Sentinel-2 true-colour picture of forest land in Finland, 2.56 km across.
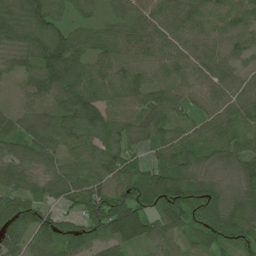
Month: June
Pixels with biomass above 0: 94%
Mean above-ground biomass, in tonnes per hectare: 78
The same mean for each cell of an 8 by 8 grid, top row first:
94 106 46 48 76 78 75 70
74 137 87 83 71 63 67 57
42 110 102 83 74 65 87 57
54 75 117 69 89 65 73 72
71 87 75 61 46 92 86 77
64 56 75 81 67 95 38 63
99 57 72 131 91 103 90 77
83 88 98 98 71 49 73 90
